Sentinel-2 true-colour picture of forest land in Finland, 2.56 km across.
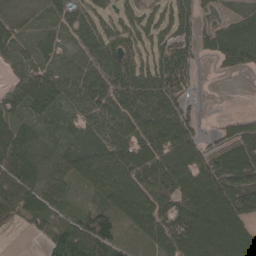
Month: April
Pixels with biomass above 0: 82%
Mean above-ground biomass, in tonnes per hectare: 63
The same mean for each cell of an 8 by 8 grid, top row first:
66 33 54 39 43 60 18 23
38 38 46 72 52 60 32 77
35 74 77 77 69 81 1 4
47 67 41 72 85 79 2 7
67 35 53 74 79 85 36 72
91 56 84 93 85 105 91 71
74 63 31 73 107 90 121 95
1 50 106 61 43 110 138 122
